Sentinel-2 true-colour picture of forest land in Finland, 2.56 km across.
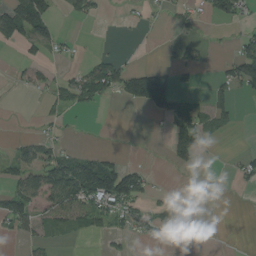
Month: August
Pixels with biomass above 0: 32%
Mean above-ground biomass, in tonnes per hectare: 33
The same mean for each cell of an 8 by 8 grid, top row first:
96 63 24 1 10 19 32 43
17 40 7 1 0 14 8 32
11 20 45 77 126 50 12 94
0 17 19 0 22 84 64 11
23 39 2 0 0 71 18 0
43 90 146 128 45 1 0 24
84 54 80 76 41 32 1 0
17 18 6 16 23 2 0 0
